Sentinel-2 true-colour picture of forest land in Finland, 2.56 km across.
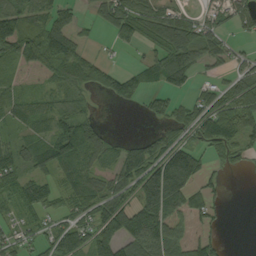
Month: September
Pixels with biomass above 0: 68%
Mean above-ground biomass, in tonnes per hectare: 63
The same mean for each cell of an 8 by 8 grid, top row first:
95 69 24 71 84 70 44 59
84 80 40 6 36 134 60 18
28 37 75 58 56 60 17 73
56 56 43 3 20 44 89 92
53 74 115 30 31 72 71 61
87 64 89 50 105 149 48 10
58 62 68 92 121 71 65 0
61 79 94 104 132 67 46 0
